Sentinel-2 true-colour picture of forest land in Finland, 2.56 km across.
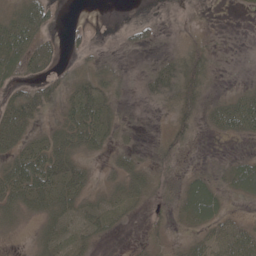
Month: May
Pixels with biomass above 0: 59%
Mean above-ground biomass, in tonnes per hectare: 23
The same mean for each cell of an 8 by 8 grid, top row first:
31 27 1 0 2 0 0 1
55 27 8 1 8 6 24 0
26 27 26 16 15 44 21 3
51 17 47 20 3 37 21 52
40 42 41 20 7 23 1 3
62 64 35 20 30 11 24 43
39 39 26 18 10 19 49 7
4 28 16 6 10 8 35 43
